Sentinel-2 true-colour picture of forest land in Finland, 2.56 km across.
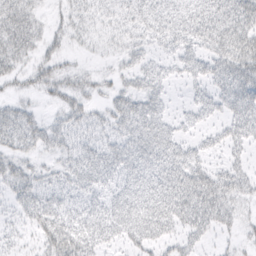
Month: March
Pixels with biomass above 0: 75%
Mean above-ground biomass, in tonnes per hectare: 33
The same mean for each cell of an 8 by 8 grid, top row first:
48 13 20 19 33 40 42 54
39 20 10 13 22 36 36 50
18 32 23 16 31 17 35 55
26 10 31 29 47 14 25 46
28 30 32 31 49 41 21 28
40 22 43 37 46 61 46 35
21 43 31 46 59 67 65 24
13 40 53 32 44 32 18 12
